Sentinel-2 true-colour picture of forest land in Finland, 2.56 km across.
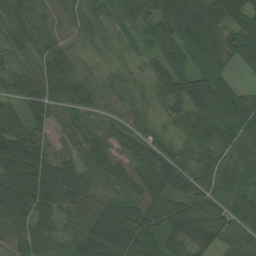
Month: August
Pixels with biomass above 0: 94%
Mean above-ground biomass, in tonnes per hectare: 67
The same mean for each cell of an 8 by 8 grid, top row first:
48 57 61 37 108 147 94 70
34 63 38 17 43 110 74 79
47 92 77 36 23 91 71 15
37 61 51 38 37 41 89 78
106 39 54 51 51 43 72 66
119 117 72 63 61 82 53 50
124 88 80 71 76 70 60 74
78 55 77 98 68 54 65 63
